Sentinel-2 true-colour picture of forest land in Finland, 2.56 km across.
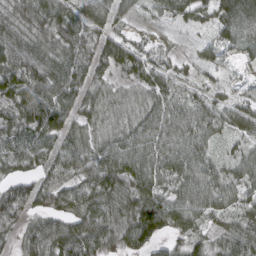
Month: March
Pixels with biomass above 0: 92%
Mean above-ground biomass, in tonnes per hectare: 55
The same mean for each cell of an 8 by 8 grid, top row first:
50 68 51 37 16 37 30 84
68 51 71 51 31 13 26 33
78 77 65 31 45 31 16 13
55 100 52 45 53 57 46 42
76 65 67 58 68 64 40 27
55 58 57 79 74 60 60 47
90 59 65 74 91 66 54 40
42 107 100 77 70 31 31 71
